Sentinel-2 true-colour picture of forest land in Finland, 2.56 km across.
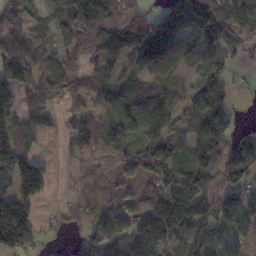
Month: November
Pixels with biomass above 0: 77%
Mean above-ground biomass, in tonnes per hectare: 83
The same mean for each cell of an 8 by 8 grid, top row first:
77 71 154 110 87 152 180 148
71 54 73 134 146 106 89 38
113 85 60 66 61 54 107 17
79 37 43 81 114 69 135 11
74 8 61 71 103 85 113 88
135 69 24 18 49 79 72 107
135 8 55 62 66 132 82 153
136 22 51 93 108 87 88 62
